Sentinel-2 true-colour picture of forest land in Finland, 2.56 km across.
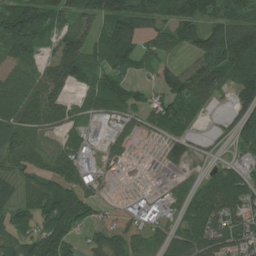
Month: July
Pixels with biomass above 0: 77%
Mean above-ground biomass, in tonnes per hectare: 71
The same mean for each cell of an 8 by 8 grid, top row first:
140 84 91 134 85 92 71 71
103 36 118 93 43 35 94 122
77 102 68 67 26 64 94 91
107 112 41 67 56 70 17 59
64 24 56 45 17 43 13 47
62 78 79 20 10 25 43 79
58 104 137 15 52 40 124 105
74 157 40 72 52 62 101 87
